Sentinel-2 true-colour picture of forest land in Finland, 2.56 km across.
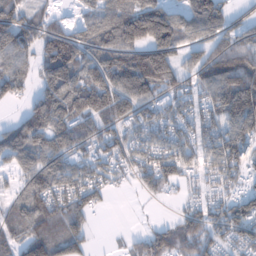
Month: January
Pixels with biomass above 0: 80%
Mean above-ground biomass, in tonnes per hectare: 90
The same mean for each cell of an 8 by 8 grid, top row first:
61 41 39 106 161 85 146 41
103 91 107 130 144 102 76 113
97 83 115 132 162 90 92 154
15 125 140 129 79 102 94 161
96 101 103 110 99 100 89 117
48 104 99 74 76 81 73 57
65 108 87 9 4 21 80 107
60 105 72 4 64 84 74 81
